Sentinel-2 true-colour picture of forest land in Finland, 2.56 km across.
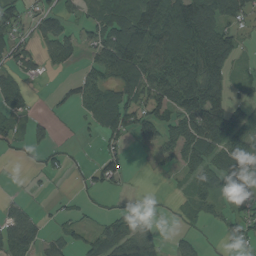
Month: August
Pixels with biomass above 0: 62%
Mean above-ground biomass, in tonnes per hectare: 57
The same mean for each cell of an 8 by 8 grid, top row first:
59 51 31 94 146 133 137 65
60 47 39 130 148 131 142 37
48 7 46 69 117 119 113 10
42 11 27 100 73 91 118 35
30 31 7 30 23 85 100 80
1 23 14 54 1 23 70 50
34 8 18 16 22 14 35 37
87 36 29 85 73 20 5 51
